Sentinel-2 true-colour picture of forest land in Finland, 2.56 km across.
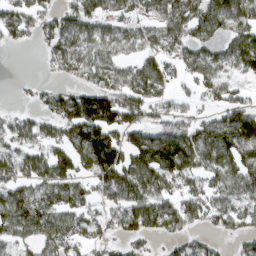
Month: March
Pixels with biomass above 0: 71%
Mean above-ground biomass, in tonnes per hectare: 71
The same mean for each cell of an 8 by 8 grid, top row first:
78 57 80 61 48 87 101 92
23 43 58 58 56 67 57 77
5 17 46 74 101 45 70 43
26 49 116 120 70 48 36 91
60 72 118 125 101 122 109 113
59 81 64 117 113 99 65 80
92 75 57 60 109 83 83 69
70 82 57 44 45 38 31 42
